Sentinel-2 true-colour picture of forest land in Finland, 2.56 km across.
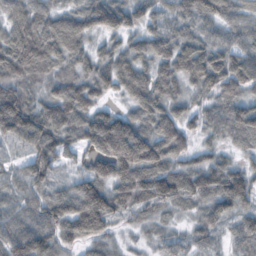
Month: October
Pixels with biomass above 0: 93%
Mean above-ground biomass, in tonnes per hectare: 72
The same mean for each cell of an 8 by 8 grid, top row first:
60 64 69 90 50 45 67 55
108 95 63 48 69 80 70 61
84 54 71 74 69 65 83 100
131 79 89 51 79 62 45 75
44 89 59 180 162 86 33 41
32 54 51 108 120 103 88 86
48 77 114 95 60 44 59 61
95 84 67 33 20 26 36 39
